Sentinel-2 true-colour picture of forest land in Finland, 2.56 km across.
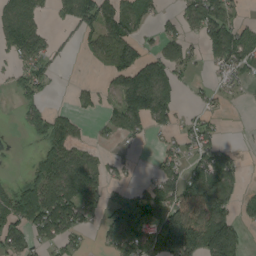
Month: August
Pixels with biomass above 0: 55%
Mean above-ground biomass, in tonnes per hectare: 78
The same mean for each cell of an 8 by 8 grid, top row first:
91 24 114 100 70 43 127 35
78 65 25 106 60 72 76 102
41 44 8 47 131 80 19 40
17 67 33 52 153 59 38 2
4 63 46 17 15 44 82 10
15 111 155 45 17 76 117 53
95 163 136 71 152 171 206 56
96 74 38 78 173 267 233 92
